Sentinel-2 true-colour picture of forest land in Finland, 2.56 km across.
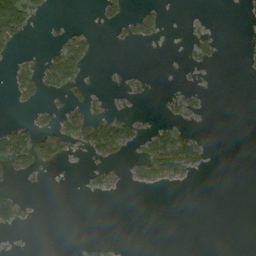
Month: August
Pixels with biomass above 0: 18%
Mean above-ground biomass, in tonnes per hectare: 17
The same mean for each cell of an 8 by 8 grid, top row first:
124 11 0 26 39 0 1 2
20 17 69 3 4 0 12 0
50 63 36 3 6 1 0 0
3 16 34 17 2 10 2 0
83 50 27 90 28 88 8 0
21 3 1 16 37 33 2 0
51 0 0 0 0 0 0 0
0 0 2 3 0 0 0 0
